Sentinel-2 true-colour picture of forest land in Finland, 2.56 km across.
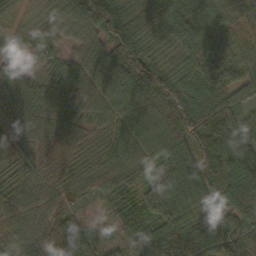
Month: October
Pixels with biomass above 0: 96%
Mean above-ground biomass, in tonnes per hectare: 74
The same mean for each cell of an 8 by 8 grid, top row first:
22 46 93 127 40 105 75 65
50 42 56 106 86 64 108 60
95 54 88 103 124 97 112 73
59 80 68 65 70 108 128 65
55 54 37 55 73 74 106 108
42 47 46 60 32 89 94 99
68 73 24 27 36 72 71 90
82 117 93 22 79 131 84 95
